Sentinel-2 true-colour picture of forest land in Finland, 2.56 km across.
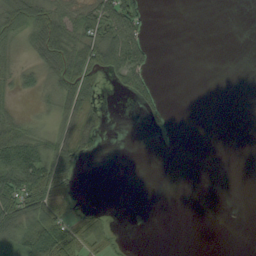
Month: August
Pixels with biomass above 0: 39%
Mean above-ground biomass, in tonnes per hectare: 26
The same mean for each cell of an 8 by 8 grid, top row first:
69 57 42 77 32 0 0 0
27 61 53 82 37 0 0 0
28 30 58 17 36 0 0 0
20 24 59 5 16 3 0 0
87 43 46 0 0 3 0 0
102 85 21 0 0 0 0 0
69 64 19 3 0 0 0 0
63 128 66 30 0 0 0 0
